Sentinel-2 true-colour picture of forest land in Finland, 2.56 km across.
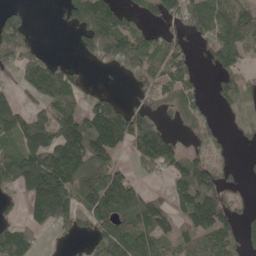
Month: May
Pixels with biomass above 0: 64%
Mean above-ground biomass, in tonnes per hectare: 103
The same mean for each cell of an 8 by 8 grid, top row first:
40 1 125 149 47 77 127 154
107 13 45 153 109 65 64 101
52 189 59 7 71 101 17 70
115 109 112 167 78 52 31 29
127 195 236 196 193 80 40 10
188 255 153 129 40 123 117 23
22 223 135 194 151 77 191 30
143 10 46 181 147 113 124 84
